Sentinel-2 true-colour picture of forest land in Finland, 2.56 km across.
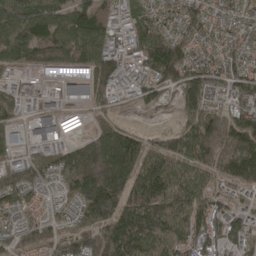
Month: April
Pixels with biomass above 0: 90%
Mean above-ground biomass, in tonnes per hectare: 111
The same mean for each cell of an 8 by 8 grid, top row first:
127 140 147 91 70 82 84 62
153 174 152 89 115 143 65 77
27 13 69 86 67 124 102 122
51 59 29 46 23 42 114 136
48 62 112 205 90 97 171 171
133 63 208 239 199 116 75 150
74 52 103 222 221 133 103 70
102 107 139 242 170 122 98 96
